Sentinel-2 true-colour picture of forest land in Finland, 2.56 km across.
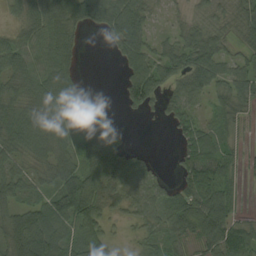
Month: September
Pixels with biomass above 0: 78%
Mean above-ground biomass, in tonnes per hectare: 60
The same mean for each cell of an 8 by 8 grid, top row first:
25 81 82 86 55 11 44 61
60 80 29 35 67 53 86 36
53 57 27 0 106 65 81 69
60 48 48 14 43 59 32 50
60 60 57 44 2 29 73 23
62 48 85 64 44 33 103 33
66 83 131 38 52 93 150 34
120 104 84 34 45 60 101 100
